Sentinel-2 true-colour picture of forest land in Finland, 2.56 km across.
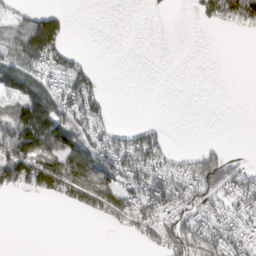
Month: March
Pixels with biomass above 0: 46%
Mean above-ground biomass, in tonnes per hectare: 51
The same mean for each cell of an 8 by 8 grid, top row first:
41 66 0 0 3 1 52 84
74 126 8 0 0 0 0 0
93 58 93 0 0 0 0 0
98 132 103 15 0 0 0 0
148 130 72 79 109 3 10 0
118 166 138 94 97 58 130 62
0 1 73 112 102 82 66 54
0 0 0 2 45 112 108 62
